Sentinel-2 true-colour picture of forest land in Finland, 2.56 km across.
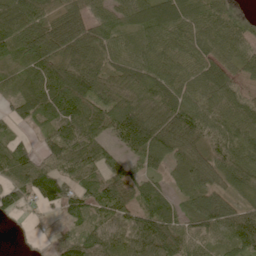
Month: June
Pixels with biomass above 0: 89%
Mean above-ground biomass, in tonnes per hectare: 86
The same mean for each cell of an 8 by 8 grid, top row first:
86 77 86 64 89 91 101 38
110 168 118 68 65 70 68 66
78 128 131 119 129 82 81 59
51 98 111 135 132 129 81 88
57 64 117 52 120 107 81 95
98 112 99 76 57 40 97 99
64 38 75 93 86 53 125 62
7 22 83 81 109 91 52 93
